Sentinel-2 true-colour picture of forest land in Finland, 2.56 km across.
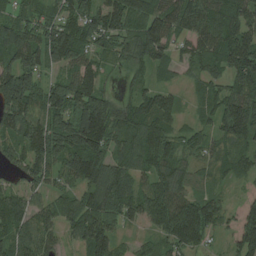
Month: August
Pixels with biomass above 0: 92%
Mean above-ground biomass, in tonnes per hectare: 103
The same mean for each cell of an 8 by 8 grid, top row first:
78 74 118 112 106 130 140 117
129 152 110 78 122 58 109 149
171 67 130 16 53 29 86 113
156 148 173 133 110 59 54 150
92 160 194 108 131 80 62 89
56 86 130 119 79 99 49 61
106 72 107 115 128 176 113 45
95 78 83 106 33 121 57 106
